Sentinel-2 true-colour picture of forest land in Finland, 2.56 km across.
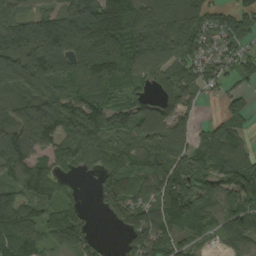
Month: August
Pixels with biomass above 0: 85%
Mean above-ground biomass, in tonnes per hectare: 117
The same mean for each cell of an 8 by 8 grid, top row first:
121 118 189 212 157 148 122 137
153 215 165 189 163 174 112 100
149 124 122 128 78 107 99 71
123 171 171 104 102 95 6 75
183 106 160 90 98 84 105 78
104 111 38 109 79 135 115 187
146 78 47 99 108 127 92 126
134 86 114 8 136 79 22 102
